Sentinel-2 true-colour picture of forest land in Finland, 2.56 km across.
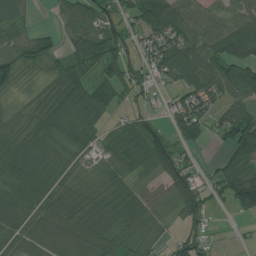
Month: July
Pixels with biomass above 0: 82%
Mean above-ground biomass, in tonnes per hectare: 65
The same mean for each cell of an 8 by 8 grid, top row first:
46 7 92 69 92 76 49 67
65 57 87 87 63 103 80 106
40 45 69 73 59 82 88 91
26 72 83 37 32 63 71 85
69 72 66 59 90 64 26 125
76 65 34 67 26 124 29 109
68 65 84 75 67 52 62 75
52 58 62 58 49 48 36 6
